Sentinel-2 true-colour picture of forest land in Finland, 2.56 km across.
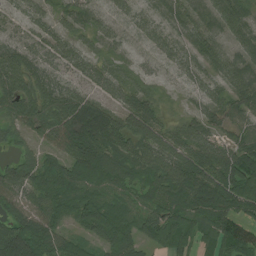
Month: July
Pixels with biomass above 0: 90%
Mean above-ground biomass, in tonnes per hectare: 64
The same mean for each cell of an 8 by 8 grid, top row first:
23 31 39 27 29 37 40 65
40 52 45 26 18 36 49 49
81 48 40 65 31 16 34 63
84 88 105 67 89 15 45 49
40 55 125 90 89 82 75 68
84 78 77 72 69 129 104 125
53 71 63 73 69 82 100 84
110 85 39 80 56 78 56 95
